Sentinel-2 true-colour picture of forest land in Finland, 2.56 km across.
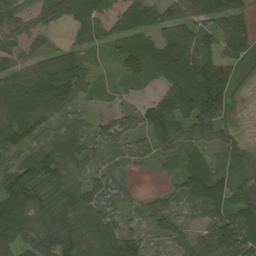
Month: July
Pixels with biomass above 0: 90%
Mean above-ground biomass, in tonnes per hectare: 92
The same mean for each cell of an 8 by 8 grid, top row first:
74 56 72 68 101 105 97 98
68 61 64 55 80 183 108 97
105 130 116 26 51 96 199 66
88 84 54 54 81 203 193 40
90 120 109 99 66 114 93 75
134 153 78 51 7 55 120 54
121 127 131 49 38 50 69 87
69 150 131 101 65 62 107 122
